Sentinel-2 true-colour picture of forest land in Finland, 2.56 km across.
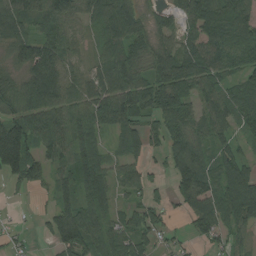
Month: August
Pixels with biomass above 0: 83%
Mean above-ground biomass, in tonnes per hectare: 79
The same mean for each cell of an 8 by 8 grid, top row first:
101 93 72 114 55 63 109 89
74 109 42 75 60 82 95 92
47 141 62 96 64 113 91 51
72 97 76 105 66 118 70 83
176 81 92 34 87 78 69 42
75 54 113 69 52 84 103 133
6 27 114 59 68 32 101 156
21 31 126 94 65 27 47 54
